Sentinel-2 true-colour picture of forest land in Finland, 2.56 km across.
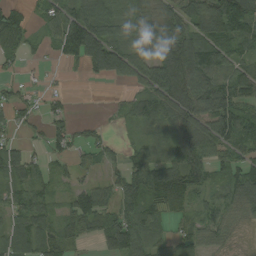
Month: August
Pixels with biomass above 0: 77%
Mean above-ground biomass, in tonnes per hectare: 65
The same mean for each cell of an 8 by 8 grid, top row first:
65 53 94 83 77 72 111 150
65 26 142 107 84 123 111 59
21 8 11 52 67 141 83 76
39 35 2 10 64 99 105 74
32 42 41 30 40 74 83 74
62 35 27 43 97 111 52 66
59 50 77 66 78 51 42 55
81 75 40 98 81 48 41 10
